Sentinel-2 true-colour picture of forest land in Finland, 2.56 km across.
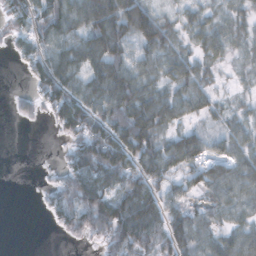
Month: November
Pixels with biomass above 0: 76%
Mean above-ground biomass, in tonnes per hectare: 59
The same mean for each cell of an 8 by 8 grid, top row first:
53 94 82 116 99 29 39 42
26 66 87 117 62 46 51 33
1 94 72 123 67 58 34 21
15 32 107 86 121 70 46 29
0 0 68 119 101 75 59 52
0 8 79 77 91 45 61 65
0 28 88 102 114 60 46 39
0 0 16 69 80 77 49 58
